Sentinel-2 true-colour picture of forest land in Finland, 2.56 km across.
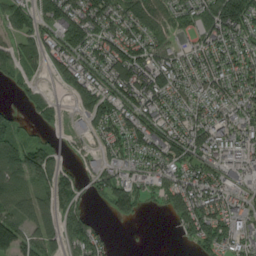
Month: August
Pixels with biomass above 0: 74%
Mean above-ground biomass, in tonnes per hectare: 79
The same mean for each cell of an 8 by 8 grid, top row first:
68 96 137 109 142 85 109 130
56 66 92 101 114 59 88 74
47 20 91 103 134 95 85 89
24 40 55 84 107 80 89 75
94 52 19 66 101 109 102 81
99 101 62 68 47 84 74 67
85 89 56 52 20 94 124 70
137 90 96 23 1 9 89 70
